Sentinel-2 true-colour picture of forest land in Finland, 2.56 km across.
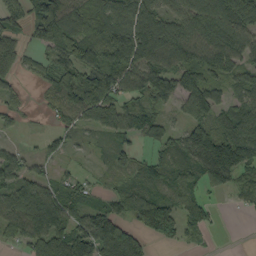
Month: September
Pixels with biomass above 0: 74%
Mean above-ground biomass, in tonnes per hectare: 78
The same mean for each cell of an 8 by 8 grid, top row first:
65 148 112 131 146 96 69 69
67 78 115 143 185 78 80 87
37 57 106 116 90 69 59 65
32 27 83 109 79 32 46 81
3 9 21 26 42 75 159 161
73 29 32 26 60 66 102 84
115 168 80 68 92 72 43 27
51 120 132 184 58 42 13 0
